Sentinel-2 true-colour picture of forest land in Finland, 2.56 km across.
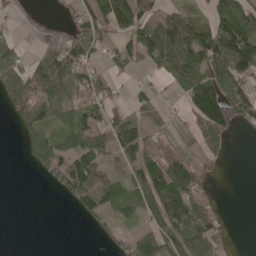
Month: May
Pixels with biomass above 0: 58%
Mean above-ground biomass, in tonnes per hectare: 62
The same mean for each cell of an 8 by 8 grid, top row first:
13 3 50 117 59 63 44 99
38 39 78 25 101 162 133 168
88 136 94 32 7 54 115 103
70 73 91 52 27 15 155 91
12 76 76 61 103 49 66 0
0 46 116 40 108 150 37 0
0 0 45 50 62 118 78 0
0 0 0 25 63 88 94 2
